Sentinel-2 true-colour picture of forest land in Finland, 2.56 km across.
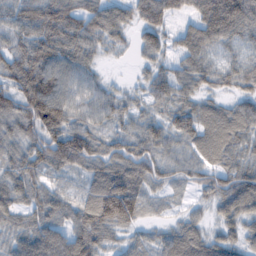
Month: February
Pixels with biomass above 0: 91%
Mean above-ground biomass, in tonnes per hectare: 61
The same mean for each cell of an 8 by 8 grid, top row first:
74 104 82 72 71 44 105 102
66 84 69 29 45 40 52 31
81 96 60 13 29 59 41 50
83 121 60 50 36 56 54 62
54 90 97 57 69 49 79 57
66 44 36 92 73 42 47 69
53 57 55 116 40 12 26 72
53 85 77 31 29 75 61 44
